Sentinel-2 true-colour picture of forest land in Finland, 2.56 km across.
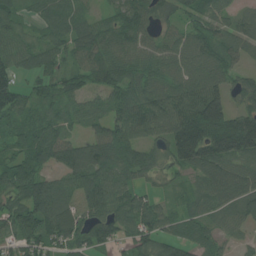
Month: July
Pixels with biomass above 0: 88%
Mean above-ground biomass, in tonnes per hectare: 81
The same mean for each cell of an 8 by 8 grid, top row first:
61 66 58 41 73 51 74 40
81 70 87 82 68 78 88 61
69 59 54 75 81 92 112 45
78 46 55 72 119 132 218 72
59 99 67 124 82 165 179 159
96 63 82 94 58 34 90 82
85 127 80 89 77 40 62 73
76 81 72 65 75 71 59 32
